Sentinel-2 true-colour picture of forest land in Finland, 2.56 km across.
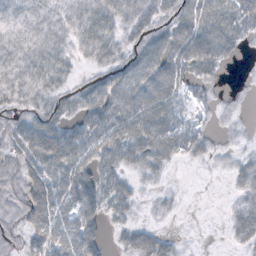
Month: October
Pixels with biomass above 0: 77%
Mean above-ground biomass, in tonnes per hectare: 38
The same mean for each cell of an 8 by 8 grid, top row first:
32 35 41 43 39 51 73 61
37 41 26 35 54 64 69 22
35 38 21 57 69 56 26 2
24 42 46 67 72 41 8 5
33 67 54 63 66 52 20 7
22 64 52 43 23 2 2 29
19 69 54 40 8 8 0 28
14 66 62 11 49 15 1 32
